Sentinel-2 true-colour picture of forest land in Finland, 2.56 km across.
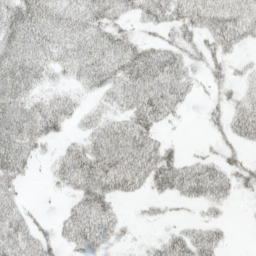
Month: May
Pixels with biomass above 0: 67%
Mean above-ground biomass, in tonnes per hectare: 24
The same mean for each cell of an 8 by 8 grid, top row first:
37 31 29 22 20 25 30 34
31 27 27 31 28 23 19 14
35 15 16 28 41 33 12 12
34 35 16 17 45 15 9 27
43 12 21 42 41 7 5 16
28 8 44 50 41 50 44 21
23 2 31 21 4 5 13 2
38 18 32 17 7 29 26 0
